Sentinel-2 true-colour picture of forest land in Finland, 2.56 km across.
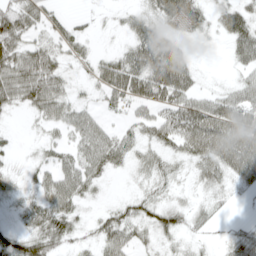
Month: April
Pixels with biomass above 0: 74%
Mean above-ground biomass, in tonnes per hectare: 36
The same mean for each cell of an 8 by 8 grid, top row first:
66 39 8 5 29 53 27 52
56 44 27 9 69 46 2 47
85 72 9 65 72 85 4 24
16 43 31 14 19 55 60 57
8 22 40 51 27 40 67 70
13 38 60 20 16 19 34 42
14 59 25 23 34 33 18 4
48 57 18 45 19 16 10 38
